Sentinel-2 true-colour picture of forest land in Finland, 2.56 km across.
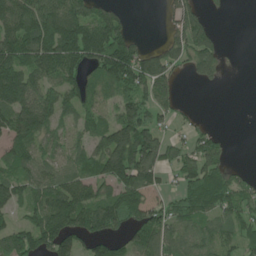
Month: June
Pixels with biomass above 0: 70%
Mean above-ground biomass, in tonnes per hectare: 99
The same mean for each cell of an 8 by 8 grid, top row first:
179 181 151 83 0 97 41 0
156 167 185 172 52 98 116 1
184 97 96 125 147 65 56 0
158 126 80 49 101 52 2 0
120 81 56 179 193 59 92 0
92 80 82 147 142 68 156 36
82 143 165 141 119 77 106 93
107 145 114 87 110 83 78 82
